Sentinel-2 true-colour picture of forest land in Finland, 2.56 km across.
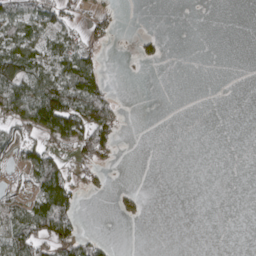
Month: April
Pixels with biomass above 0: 31%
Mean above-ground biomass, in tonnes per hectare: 25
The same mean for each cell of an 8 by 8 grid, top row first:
53 54 17 15 0 0 0 0
63 51 47 6 18 0 0 0
96 68 92 7 2 0 0 0
56 124 88 49 0 0 0 0
44 39 68 46 0 0 0 0
4 94 21 3 0 0 0 0
53 110 19 4 9 0 0 0
76 55 45 5 0 0 0 0
